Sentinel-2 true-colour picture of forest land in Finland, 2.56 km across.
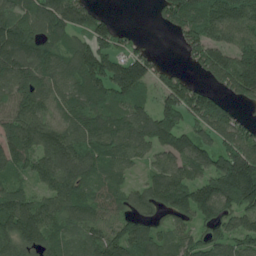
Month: June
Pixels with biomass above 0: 85%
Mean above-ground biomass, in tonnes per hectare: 121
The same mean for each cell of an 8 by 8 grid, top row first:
137 152 118 34 0 135 148 131
185 128 103 92 32 16 165 134
176 123 131 151 122 89 62 196
138 93 134 113 100 137 178 47
166 148 135 130 107 135 104 142
85 119 164 92 47 132 136 234
168 117 144 97 86 128 159 127
145 115 84 138 144 96 93 112
